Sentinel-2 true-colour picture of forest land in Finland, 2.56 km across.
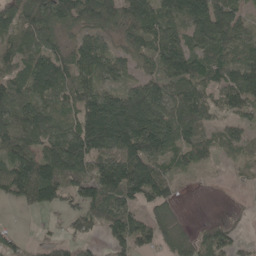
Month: May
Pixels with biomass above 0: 81%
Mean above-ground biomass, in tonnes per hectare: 84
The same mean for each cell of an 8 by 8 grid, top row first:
88 102 116 103 116 94 142 60
84 95 87 56 89 111 98 74
80 138 73 63 67 96 74 107
119 77 105 176 157 83 57 57
119 94 136 143 151 84 56 60
124 128 87 141 149 48 8 20
26 71 76 95 67 31 0 11
34 26 36 67 63 66 75 34
